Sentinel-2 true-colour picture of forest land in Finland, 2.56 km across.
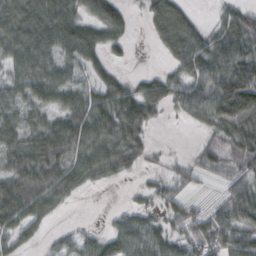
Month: October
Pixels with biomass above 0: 79%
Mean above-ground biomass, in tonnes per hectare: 49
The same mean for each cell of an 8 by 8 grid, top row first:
64 82 46 57 26 83 8 48
64 62 71 34 1 73 61 70
46 66 34 37 30 41 59 99
41 44 70 69 63 21 74 97
57 84 68 68 34 2 32 68
67 74 63 31 12 28 24 50
75 48 2 6 29 33 26 63
43 14 32 48 67 43 55 57
